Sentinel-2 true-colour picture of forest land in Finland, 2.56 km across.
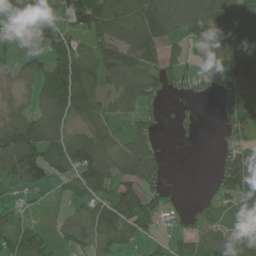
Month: July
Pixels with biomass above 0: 65%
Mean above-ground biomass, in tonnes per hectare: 59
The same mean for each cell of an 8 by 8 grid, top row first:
67 78 104 100 114 92 94 63
10 124 44 95 108 32 49 82
30 83 96 77 105 24 36 91
25 75 61 49 43 16 1 70
90 91 77 38 81 6 0 63
58 60 72 52 114 0 10 121
17 3 37 80 68 15 23 58
63 29 48 75 31 32 50 54
